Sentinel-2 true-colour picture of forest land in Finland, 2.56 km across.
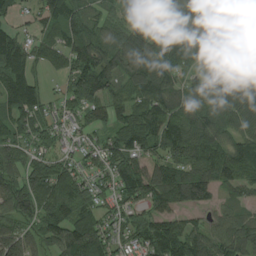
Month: August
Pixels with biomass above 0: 86%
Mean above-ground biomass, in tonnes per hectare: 87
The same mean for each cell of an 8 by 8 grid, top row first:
35 83 78 54 104 106 73 75
116 66 117 93 94 94 81 62
130 28 115 83 97 78 51 80
99 58 62 69 88 94 86 104
71 48 48 74 81 120 134 100
80 95 73 88 112 121 132 114
90 85 95 62 73 82 52 54
102 87 137 68 87 130 96 108
